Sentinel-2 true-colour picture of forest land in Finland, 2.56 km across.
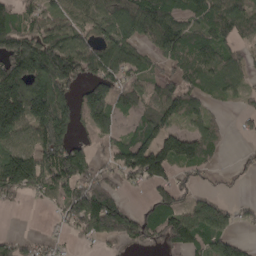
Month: April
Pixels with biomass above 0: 70%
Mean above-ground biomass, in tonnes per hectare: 94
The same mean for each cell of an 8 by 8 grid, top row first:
93 75 83 113 160 121 109 102
135 146 121 123 66 136 115 46
199 181 90 102 67 80 76 51
209 225 113 97 82 94 41 21
99 153 65 53 129 117 58 8
180 118 124 48 113 62 27 25
17 23 133 140 54 106 120 35
45 29 29 60 86 84 143 58
